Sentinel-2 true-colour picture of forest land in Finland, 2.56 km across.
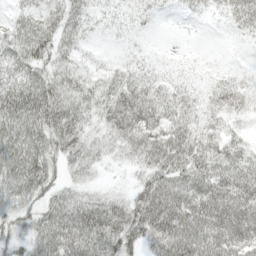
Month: May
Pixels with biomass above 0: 86%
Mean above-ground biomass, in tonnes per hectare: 39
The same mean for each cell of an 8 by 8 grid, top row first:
23 38 31 16 14 7 14 39
49 43 20 5 7 3 1 5
49 50 31 28 26 15 12 18
73 73 43 42 45 31 20 22
68 62 39 28 45 49 30 29
66 47 26 4 28 47 51 55
35 43 60 54 64 72 64 62
26 71 80 67 40 84 67 57
